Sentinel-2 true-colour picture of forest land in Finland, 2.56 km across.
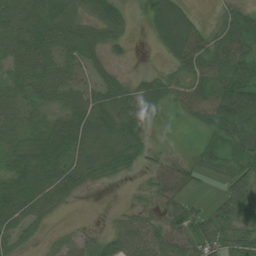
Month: July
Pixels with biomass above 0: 79%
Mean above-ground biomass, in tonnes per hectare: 49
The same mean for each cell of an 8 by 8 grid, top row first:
64 82 46 57 26 83 8 48
64 62 71 34 1 73 61 70
46 66 34 37 30 41 59 99
41 44 70 69 63 21 74 97
57 84 68 68 34 2 32 68
67 74 63 31 12 28 24 50
75 48 2 6 29 33 26 63
43 14 32 48 67 43 55 57
